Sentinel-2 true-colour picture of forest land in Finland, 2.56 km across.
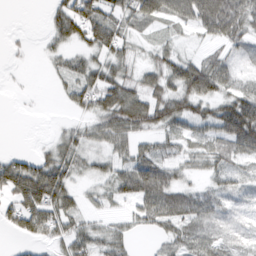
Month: March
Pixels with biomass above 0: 70%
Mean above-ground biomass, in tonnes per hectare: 40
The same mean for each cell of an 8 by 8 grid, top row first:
0 21 91 56 55 53 90 69
4 16 32 60 14 23 18 28
2 5 47 55 39 65 76 24
0 0 25 73 75 59 41 88
0 14 41 41 25 27 30 70
79 86 22 38 88 32 20 24
57 85 32 14 47 71 35 14
13 37 55 39 4 36 31 15
